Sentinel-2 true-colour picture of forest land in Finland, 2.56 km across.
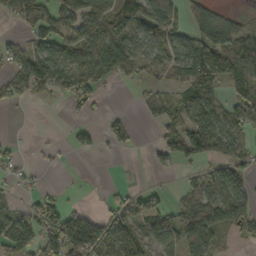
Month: October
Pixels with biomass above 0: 57%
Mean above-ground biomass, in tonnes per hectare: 60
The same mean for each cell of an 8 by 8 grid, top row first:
73 91 81 99 95 65 89 18
48 92 83 103 70 88 155 109
58 94 74 28 24 51 126 100
3 0 20 4 25 55 108 83
7 5 26 11 6 80 101 40
20 2 2 0 1 14 53 66
33 67 31 32 69 56 96 78
108 90 203 103 80 74 65 27
